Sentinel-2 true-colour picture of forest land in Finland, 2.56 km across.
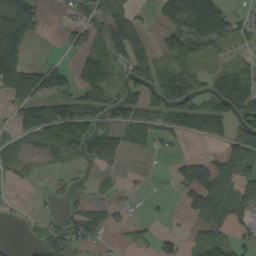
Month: September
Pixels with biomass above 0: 57%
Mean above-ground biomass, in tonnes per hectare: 56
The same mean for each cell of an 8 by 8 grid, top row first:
146 14 36 84 14 107 223 37
123 1 54 82 56 85 57 22
126 93 73 59 61 103 38 80
42 81 90 60 65 63 78 85
27 54 94 75 39 13 17 93
24 11 11 14 4 24 87 69
5 5 52 34 6 5 122 66
2 73 49 10 20 24 83 32
